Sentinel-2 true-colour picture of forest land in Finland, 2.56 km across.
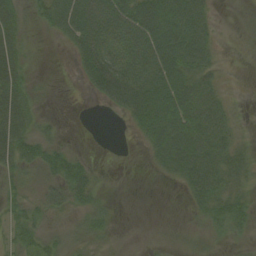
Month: August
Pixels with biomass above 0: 62%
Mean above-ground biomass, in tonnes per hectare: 32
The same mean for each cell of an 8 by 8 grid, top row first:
35 46 80 72 74 71 28 2
35 0 49 57 64 72 36 1
43 3 15 80 64 62 33 0
54 3 0 13 68 68 66 5
52 27 0 0 23 77 67 19
20 23 41 1 1 30 69 29
23 23 29 10 0 0 37 34
23 17 19 8 1 4 9 7
